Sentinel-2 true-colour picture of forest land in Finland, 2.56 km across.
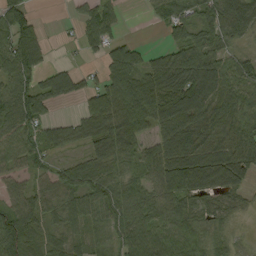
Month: September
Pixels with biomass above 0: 83%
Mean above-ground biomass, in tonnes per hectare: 71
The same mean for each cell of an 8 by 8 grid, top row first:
85 1 37 49 13 80 72 100
103 33 26 60 28 63 70 31
83 60 45 85 92 117 140 81
107 41 37 110 150 128 106 78
69 66 52 87 60 101 71 85
48 54 77 62 64 137 121 79
68 60 66 79 79 65 50 21
106 39 37 62 91 102 71 17
